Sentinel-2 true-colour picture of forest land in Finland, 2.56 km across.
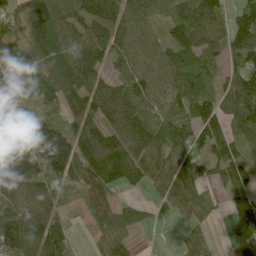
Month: June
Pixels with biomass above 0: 87%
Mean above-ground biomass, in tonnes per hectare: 84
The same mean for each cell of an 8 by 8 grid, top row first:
59 120 93 80 61 59 112 79
126 106 77 69 55 75 79 120
151 104 94 48 82 120 86 126
86 63 73 71 67 141 124 147
120 168 80 79 75 128 100 71
84 126 66 70 58 92 61 86
76 72 21 71 35 46 59 84
117 134 13 89 4 11 38 88
